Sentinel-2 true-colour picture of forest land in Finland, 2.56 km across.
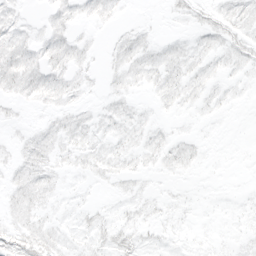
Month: March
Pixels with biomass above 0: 58%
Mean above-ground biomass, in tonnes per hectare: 5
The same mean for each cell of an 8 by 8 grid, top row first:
5 4 6 5 0 5 7 10
10 9 6 4 7 5 7 9
12 11 5 4 7 8 7 4
2 4 5 6 3 4 4 1
4 8 8 7 7 6 2 0
6 8 3 6 4 3 1 0
8 5 4 3 5 3 1 2
14 11 5 9 6 3 2 3
